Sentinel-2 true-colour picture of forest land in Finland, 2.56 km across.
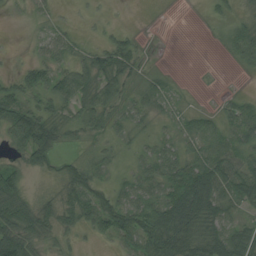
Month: August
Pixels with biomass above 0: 72%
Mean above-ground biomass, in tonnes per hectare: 38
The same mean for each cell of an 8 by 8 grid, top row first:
3 12 5 2 0 0 7 17
2 32 18 54 8 0 1 39
30 48 64 49 28 6 0 1
73 41 42 44 28 18 22 46
44 75 21 20 19 30 49 48
55 17 60 14 47 74 91 62
73 36 61 72 57 96 81 31
92 31 11 31 70 94 67 65
